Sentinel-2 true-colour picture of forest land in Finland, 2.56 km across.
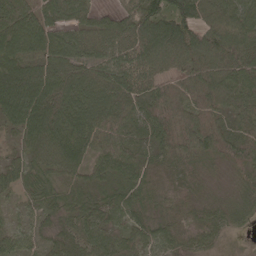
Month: May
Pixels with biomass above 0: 96%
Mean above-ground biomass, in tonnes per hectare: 86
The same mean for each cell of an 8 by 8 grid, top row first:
94 89 81 60 118 136 93 102
92 94 93 103 124 137 126 113
123 129 110 113 104 76 122 132
109 118 122 113 104 111 93 98
37 125 100 90 57 112 111 95
65 76 63 72 63 47 35 38
26 58 66 71 58 49 49 56
60 49 77 71 71 57 50 8
